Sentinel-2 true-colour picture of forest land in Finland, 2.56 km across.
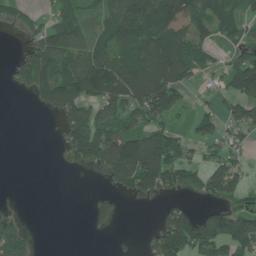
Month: June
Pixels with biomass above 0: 55%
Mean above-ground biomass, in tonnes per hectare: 72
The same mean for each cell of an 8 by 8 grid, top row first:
45 27 48 86 188 126 108 63
13 157 111 118 126 151 44 56
46 148 168 174 140 113 17 110
0 51 114 90 95 80 27 76
0 0 166 160 146 89 45 34
0 0 5 70 157 85 86 54
13 0 0 49 0 41 32 45
77 0 0 2 22 129 122 93
